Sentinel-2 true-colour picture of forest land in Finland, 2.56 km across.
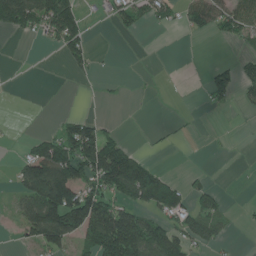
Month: June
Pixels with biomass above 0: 38%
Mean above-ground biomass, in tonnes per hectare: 57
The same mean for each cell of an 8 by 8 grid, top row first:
124 116 62 36 57 43 96 95
0 10 57 1 0 0 0 14
0 0 8 5 1 0 42 76
0 1 13 0 0 2 6 10
5 96 186 111 3 4 2 1
40 161 118 197 167 27 18 0
42 158 180 136 91 119 60 4
13 127 78 241 209 106 68 3
